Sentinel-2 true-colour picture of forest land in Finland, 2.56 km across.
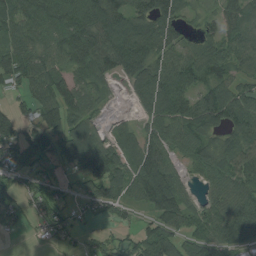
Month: August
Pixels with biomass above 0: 82%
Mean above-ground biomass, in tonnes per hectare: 84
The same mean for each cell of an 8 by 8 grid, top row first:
90 81 95 93 109 91 35 68
105 81 143 120 130 84 65 100
77 120 91 59 90 127 70 56
55 114 110 14 54 108 125 109
85 103 169 87 104 69 56 83
47 37 79 132 150 69 55 77
53 83 29 79 62 139 65 102
2 21 26 38 97 87 103 89
